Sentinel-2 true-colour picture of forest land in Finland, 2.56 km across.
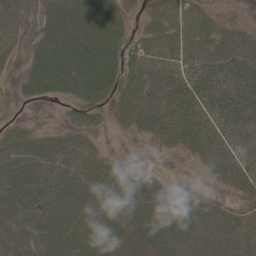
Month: May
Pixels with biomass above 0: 84%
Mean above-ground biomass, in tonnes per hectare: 40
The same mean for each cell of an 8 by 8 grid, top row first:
22 34 46 46 23 49 33 8
17 42 58 51 53 51 42 56
13 50 57 47 57 49 46 57
4 4 35 28 51 51 43 49
55 39 39 1 8 28 32 33
60 62 57 42 24 10 12 35
51 52 55 44 55 58 44 23
53 56 60 48 41 61 50 28
